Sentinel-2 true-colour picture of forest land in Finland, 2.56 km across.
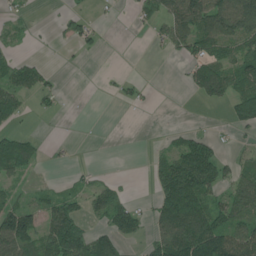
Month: June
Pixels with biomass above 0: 48%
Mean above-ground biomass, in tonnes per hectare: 53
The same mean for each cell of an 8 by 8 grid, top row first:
15 1 32 16 27 88 118 132
13 4 24 18 1 53 89 80
79 33 18 9 14 3 124 69
53 26 16 0 5 1 1 64
77 26 1 0 0 42 60 15
47 7 19 8 2 150 115 61
80 50 51 103 24 191 102 82
133 90 111 90 31 143 151 95
